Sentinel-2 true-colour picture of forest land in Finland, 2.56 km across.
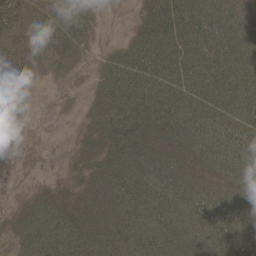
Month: May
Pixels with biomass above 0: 82%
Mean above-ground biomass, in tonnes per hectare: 47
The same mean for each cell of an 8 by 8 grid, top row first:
62 57 54 3 31 77 73 47
52 39 22 12 58 61 73 53
47 9 7 49 71 61 70 68
14 4 7 60 59 62 63 65
14 3 17 43 54 51 73 79
4 3 21 44 64 54 40 60
14 57 41 47 64 59 83 66
24 73 64 51 60 56 64 86
